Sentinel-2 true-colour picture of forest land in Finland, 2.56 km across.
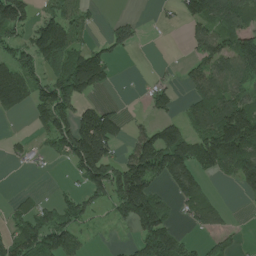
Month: July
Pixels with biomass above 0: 52%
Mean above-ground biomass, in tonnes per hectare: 91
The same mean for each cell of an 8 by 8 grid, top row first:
158 89 54 14 5 30 121 108
76 222 92 63 6 0 110 145
142 116 210 40 6 16 124 102
56 141 116 67 20 34 130 167
24 53 243 153 146 182 177 260
2 4 91 180 218 138 59 154
0 4 93 96 238 56 100 2
0 26 50 4 123 112 35 24
